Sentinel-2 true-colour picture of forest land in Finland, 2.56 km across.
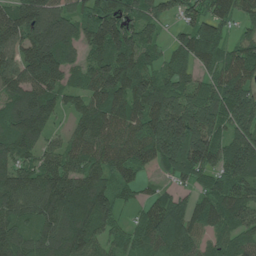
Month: June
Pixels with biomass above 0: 91%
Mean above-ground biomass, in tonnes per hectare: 118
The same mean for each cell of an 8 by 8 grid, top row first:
120 164 108 142 103 50 115 75
130 210 87 172 104 72 147 82
126 144 68 162 115 98 78 122
127 115 94 143 130 167 150 144
119 60 111 126 136 218 164 143
129 128 137 103 50 67 84 129
129 146 214 101 71 106 87 125
131 129 147 61 86 118 46 91
